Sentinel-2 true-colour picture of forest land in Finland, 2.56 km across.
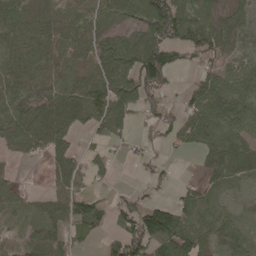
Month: May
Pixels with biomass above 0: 73%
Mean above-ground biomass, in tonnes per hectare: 58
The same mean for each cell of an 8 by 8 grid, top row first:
98 67 64 51 101 103 64 39
69 66 48 82 106 78 73 38
62 51 33 81 94 13 56 77
69 76 74 100 52 43 92 85
48 62 15 35 24 37 66 70
17 20 44 18 18 13 44 54
34 45 63 45 81 69 58 21
34 56 20 38 118 112 49 55
